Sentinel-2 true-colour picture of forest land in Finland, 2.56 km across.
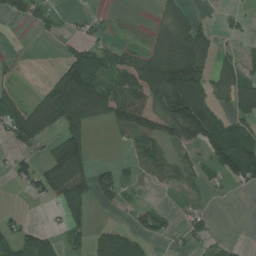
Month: July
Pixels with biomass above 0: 50%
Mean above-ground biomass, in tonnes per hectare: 52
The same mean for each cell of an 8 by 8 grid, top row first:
33 29 12 4 1 43 8 19
1 0 49 34 27 110 63 16
14 32 215 77 115 134 73 67
72 122 98 76 96 149 106 66
44 32 98 6 63 50 84 81
40 98 96 49 27 41 19 75
6 11 71 11 36 15 18 0
56 44 33 62 36 15 35 6
